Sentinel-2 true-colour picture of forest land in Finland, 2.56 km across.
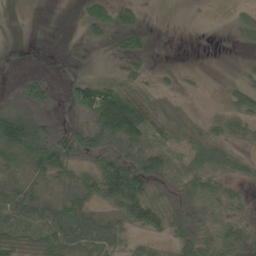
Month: May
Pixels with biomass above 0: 61%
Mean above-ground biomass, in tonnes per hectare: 40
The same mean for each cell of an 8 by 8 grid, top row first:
2 0 18 57 19 0 1 10
0 0 10 19 35 0 0 4
8 23 40 42 27 8 2 13
51 17 48 165 79 22 7 39
121 90 51 61 66 27 40 16
39 73 50 92 82 33 47 19
101 71 72 46 86 42 27 17
73 84 70 48 19 39 42 32
